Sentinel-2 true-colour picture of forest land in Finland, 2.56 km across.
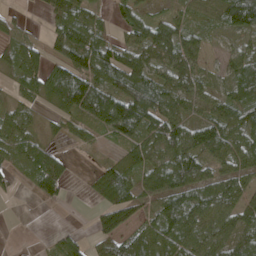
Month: April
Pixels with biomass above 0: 76%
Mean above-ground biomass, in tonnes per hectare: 63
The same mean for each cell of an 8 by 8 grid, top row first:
23 36 74 28 49 39 37 123
55 55 124 74 86 101 24 37
41 92 120 106 109 80 37 89
53 23 82 116 119 68 50 71
61 33 16 29 64 93 109 74
21 90 5 92 65 115 66 57
0 7 1 98 45 98 87 69
2 9 30 80 71 78 75 77
